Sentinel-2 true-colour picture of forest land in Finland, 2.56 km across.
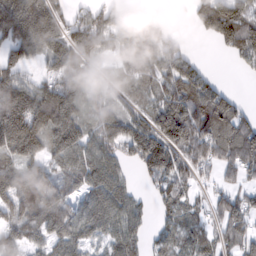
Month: February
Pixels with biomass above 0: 80%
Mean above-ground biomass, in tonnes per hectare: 90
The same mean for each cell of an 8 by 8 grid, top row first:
216 153 50 87 93 1 113 110
126 139 123 63 101 50 2 108
83 71 79 34 64 115 60 4
183 175 100 71 61 140 151 60
174 103 109 80 122 106 124 137
135 93 86 89 46 89 29 54
101 118 63 102 33 76 54 90
84 68 68 63 45 64 58 96
